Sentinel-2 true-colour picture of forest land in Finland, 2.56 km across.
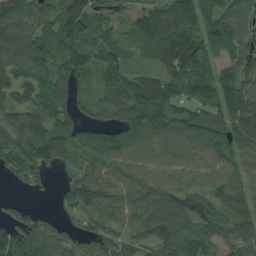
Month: August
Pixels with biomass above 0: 88%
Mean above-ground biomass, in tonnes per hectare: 87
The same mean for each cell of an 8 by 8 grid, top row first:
110 87 144 68 82 135 90 82
115 96 100 95 61 150 93 51
71 90 68 84 88 121 95 90
96 92 58 121 135 90 78 104
119 149 86 98 107 93 95 86
52 29 78 87 81 81 70 65
38 10 54 71 81 96 84 63
106 91 72 68 70 96 85 93
